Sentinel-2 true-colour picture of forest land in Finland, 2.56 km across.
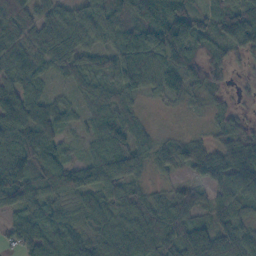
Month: October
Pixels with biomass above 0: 91%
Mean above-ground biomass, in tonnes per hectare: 59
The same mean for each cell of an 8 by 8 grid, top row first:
89 48 74 70 53 89 39 93
60 74 69 57 98 97 46 74
51 26 48 58 61 49 64 6
97 60 24 58 16 7 19 15
124 61 17 62 38 34 25 57
111 63 45 84 27 25 47 71
49 61 55 59 73 81 52 52
53 75 58 77 78 73 102 73
